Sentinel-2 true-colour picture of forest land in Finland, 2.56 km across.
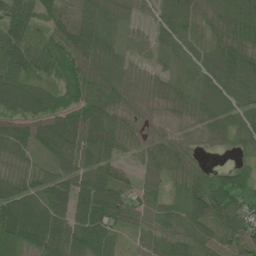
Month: June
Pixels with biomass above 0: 90%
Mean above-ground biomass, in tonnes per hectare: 64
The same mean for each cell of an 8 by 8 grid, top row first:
102 73 87 52 18 92 43 99
100 72 96 51 32 55 61 81
104 53 77 68 39 41 72 82
73 82 75 62 12 35 77 65
79 83 91 62 34 28 19 34
48 45 68 60 39 47 48 55
115 99 72 79 39 42 102 77
78 100 93 51 28 56 58 65
